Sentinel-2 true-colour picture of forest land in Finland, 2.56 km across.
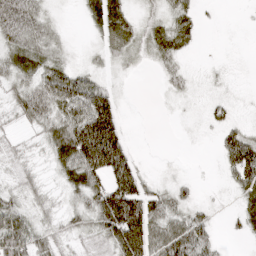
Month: April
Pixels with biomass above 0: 71%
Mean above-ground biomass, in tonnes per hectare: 40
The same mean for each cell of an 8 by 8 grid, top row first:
81 21 9 56 18 36 2 1
46 36 6 36 28 38 0 1
35 67 62 21 0 20 10 4
34 54 96 87 0 5 20 9
19 39 144 125 1 1 3 95
20 14 82 107 32 9 1 66
47 24 31 142 87 39 16 29
99 40 22 63 92 84 44 8
